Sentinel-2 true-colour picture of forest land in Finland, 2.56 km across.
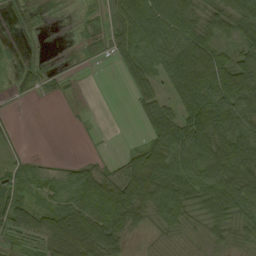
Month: September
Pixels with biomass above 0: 74%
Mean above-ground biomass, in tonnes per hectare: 52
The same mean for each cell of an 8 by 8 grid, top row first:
18 6 9 36 83 85 61 61
8 3 11 29 66 83 75 58
21 16 3 1 47 77 101 102
4 0 4 0 39 57 122 97
15 0 2 1 38 85 110 97
35 26 57 48 115 92 104 102
72 47 83 107 85 88 63 79
30 79 120 93 8 18 34 38
